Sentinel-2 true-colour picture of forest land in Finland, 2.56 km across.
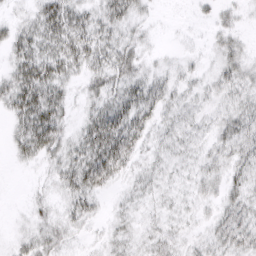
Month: March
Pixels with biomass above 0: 73%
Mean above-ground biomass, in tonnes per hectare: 18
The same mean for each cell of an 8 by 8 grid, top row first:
7 38 26 26 10 0 6 8
25 31 34 26 11 2 5 14
31 41 15 26 22 13 10 20
27 44 9 36 30 12 8 19
19 38 24 50 18 12 10 22
1 8 35 29 10 6 18 17
1 11 21 4 6 7 9 23
7 19 5 10 10 11 13 25
